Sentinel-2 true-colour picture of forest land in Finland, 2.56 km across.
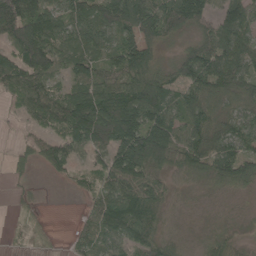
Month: May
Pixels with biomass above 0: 82%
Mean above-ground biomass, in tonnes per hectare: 73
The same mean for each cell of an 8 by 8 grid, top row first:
127 88 93 124 135 117 71 92
92 123 88 75 98 28 88 89
91 75 80 78 104 69 110 80
25 96 132 162 136 86 77 65
14 58 87 131 175 97 85 75
18 19 26 86 93 38 55 72
13 4 12 104 107 15 12 11
6 8 44 77 81 26 36 22
